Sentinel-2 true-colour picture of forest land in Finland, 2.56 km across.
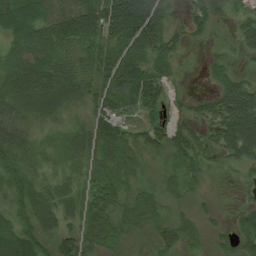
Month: August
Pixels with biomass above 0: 89%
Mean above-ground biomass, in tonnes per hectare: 49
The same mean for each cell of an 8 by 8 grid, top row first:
63 66 86 101 119 16 29 29
49 79 51 62 63 26 9 29
92 94 51 84 88 15 20 43
40 43 20 57 45 21 38 122
61 34 50 69 43 51 38 117
64 30 37 80 24 37 18 14
41 53 54 62 60 21 12 18
63 31 56 43 18 43 20 39
